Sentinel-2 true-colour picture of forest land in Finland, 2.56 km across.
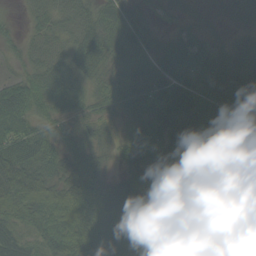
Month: September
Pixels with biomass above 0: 93%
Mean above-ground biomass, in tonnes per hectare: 50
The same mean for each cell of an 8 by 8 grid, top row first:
6 44 44 48 36 26 28 36
16 40 47 47 44 68 58 51
37 52 35 34 80 79 58 76
79 35 33 33 77 77 45 95
77 57 49 31 64 62 41 68
78 60 90 25 56 46 31 53
66 83 81 63 62 36 27 16
54 64 79 52 28 17 32 13
